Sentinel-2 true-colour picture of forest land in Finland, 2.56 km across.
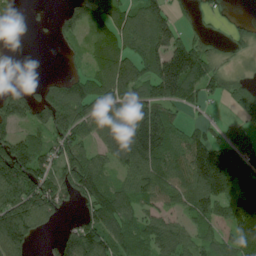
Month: July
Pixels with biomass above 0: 72%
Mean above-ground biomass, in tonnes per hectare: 94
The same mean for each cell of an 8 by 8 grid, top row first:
15 9 82 92 107 46 24 17
0 2 23 98 120 146 47 32
4 21 64 113 107 234 101 42
112 110 94 107 159 52 14 57
118 92 100 98 202 102 132 103
183 125 186 59 111 95 213 156
167 126 49 147 64 59 101 131
157 16 142 105 104 107 65 124
